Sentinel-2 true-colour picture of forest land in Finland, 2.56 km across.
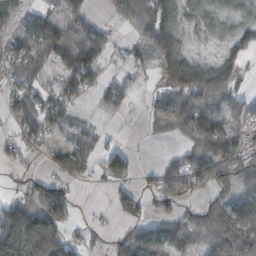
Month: October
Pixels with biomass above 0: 70%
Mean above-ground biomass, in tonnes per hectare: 71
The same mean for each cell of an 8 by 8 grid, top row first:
56 68 68 29 105 109 35 28
66 114 111 35 64 106 12 62
69 44 117 41 20 116 127 63
65 91 29 48 25 115 125 59
46 43 78 20 5 16 123 76
9 45 47 68 18 96 105 107
93 116 10 31 43 41 69 105
157 186 37 47 127 112 92 164
